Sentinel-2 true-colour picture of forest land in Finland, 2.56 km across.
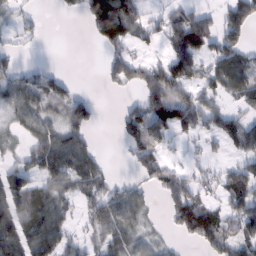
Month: February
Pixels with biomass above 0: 59%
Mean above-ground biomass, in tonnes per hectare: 56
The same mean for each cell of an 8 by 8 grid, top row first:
31 3 32 187 51 56 48 80
18 2 0 49 20 64 50 67
59 58 5 46 94 90 47 80
59 58 81 5 92 101 64 37
24 80 68 2 86 17 23 65
62 67 80 23 42 65 35 84
75 85 38 82 50 82 58 83
93 105 38 51 41 14 76 85
